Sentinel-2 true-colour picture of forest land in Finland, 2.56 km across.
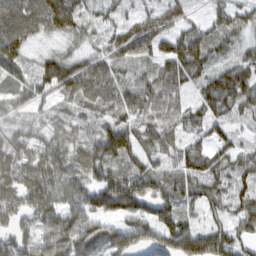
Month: March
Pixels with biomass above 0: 90%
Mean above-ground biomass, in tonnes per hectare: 79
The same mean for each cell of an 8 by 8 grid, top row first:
87 124 79 50 79 84 47 62
94 19 32 71 95 114 96 56
81 89 110 91 66 77 73 113
50 43 49 78 77 54 71 56
63 66 53 129 64 51 65 46
66 76 65 88 104 67 82 60
70 88 89 109 89 89 53 62
76 100 137 116 109 148 141 76
